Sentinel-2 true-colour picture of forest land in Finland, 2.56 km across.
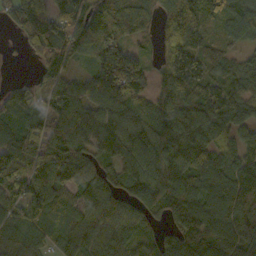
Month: October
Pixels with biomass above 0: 90%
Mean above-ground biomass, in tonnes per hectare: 110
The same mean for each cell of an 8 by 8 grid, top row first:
87 120 122 173 93 174 109 88
11 117 107 141 33 130 80 46
19 74 67 202 103 155 105 96
80 108 116 115 91 126 116 89
113 116 106 147 149 121 119 90
110 140 104 80 159 133 170 148
99 110 88 105 103 120 140 175
82 68 91 102 66 116 138 153
